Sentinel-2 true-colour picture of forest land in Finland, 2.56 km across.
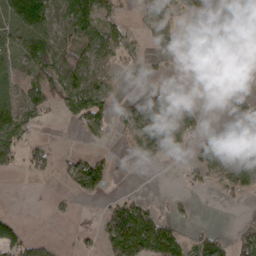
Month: March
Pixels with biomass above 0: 49%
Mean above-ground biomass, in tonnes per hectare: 41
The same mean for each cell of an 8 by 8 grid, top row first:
102 79 79 50 34 34 36 69
54 65 70 65 30 33 23 8
35 69 73 17 4 9 17 0
66 34 79 48 44 51 5 80
73 19 6 10 60 40 44 42
13 20 94 24 0 3 25 51
1 9 4 51 58 12 0 6
57 15 17 97 140 77 57 51
